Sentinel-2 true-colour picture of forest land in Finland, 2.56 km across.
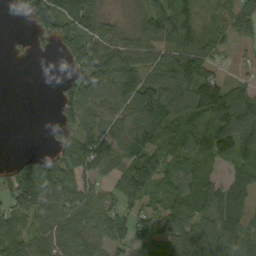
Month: September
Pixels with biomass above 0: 76%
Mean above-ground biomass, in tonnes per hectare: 70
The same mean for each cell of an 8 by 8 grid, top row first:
16 120 115 17 59 102 63 91
9 13 94 51 49 95 85 25
0 0 86 83 87 115 96 25
0 1 66 69 88 86 116 113
0 10 62 57 105 70 115 105
74 122 67 67 142 67 74 57
73 88 80 61 58 72 78 71
85 81 87 62 54 78 101 95
